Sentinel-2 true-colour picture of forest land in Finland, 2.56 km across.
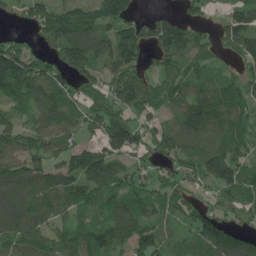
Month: May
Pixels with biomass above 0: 84%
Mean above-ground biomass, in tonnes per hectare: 108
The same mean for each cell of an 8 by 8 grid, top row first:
64 162 159 158 52 46 44 147
104 86 157 116 94 135 92 136
182 129 97 99 92 98 84 86
69 108 86 125 87 83 139 103
105 121 76 138 94 136 123 116
138 109 130 118 81 101 150 119
124 106 90 109 96 89 71 99
109 98 116 118 127 52 129 78
